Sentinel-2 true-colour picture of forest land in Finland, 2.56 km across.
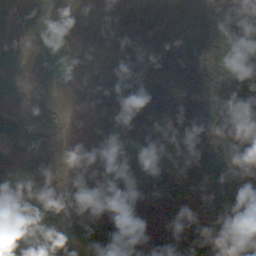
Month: October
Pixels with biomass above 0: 91%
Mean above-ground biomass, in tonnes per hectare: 62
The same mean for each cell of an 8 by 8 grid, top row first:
99 62 28 19 23 20 32 46
109 104 15 16 38 49 50 59
65 87 14 62 64 63 82 50
99 48 6 55 62 71 101 92
62 44 11 69 66 44 87 91
59 23 70 49 36 32 57 69
104 102 77 92 90 81 84 60
91 72 55 76 78 86 61 71
